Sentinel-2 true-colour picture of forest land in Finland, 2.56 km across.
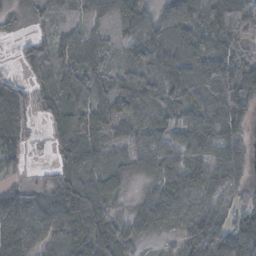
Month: November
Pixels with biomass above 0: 86%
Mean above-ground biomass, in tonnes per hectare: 55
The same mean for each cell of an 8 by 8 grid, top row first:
15 28 19 43 68 75 77 109
10 48 70 25 77 65 52 61
21 48 52 45 67 96 80 110
86 40 61 50 66 60 71 85
49 25 81 42 47 50 62 49
20 10 53 49 28 51 56 36
80 55 110 35 20 36 41 42
90 52 75 78 16 26 87 77
